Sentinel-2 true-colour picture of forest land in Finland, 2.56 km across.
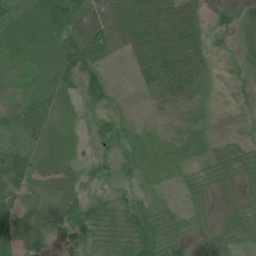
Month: July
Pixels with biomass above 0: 92%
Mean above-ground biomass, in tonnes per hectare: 41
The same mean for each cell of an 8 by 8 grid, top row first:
42 77 64 89 113 106 29 32
38 26 80 74 104 105 40 27
25 27 65 16 48 86 34 21
35 42 19 30 10 46 22 17
23 36 19 41 15 29 24 27
69 35 30 28 20 14 33 30
48 27 51 39 38 20 17 21
52 32 39 40 72 32 19 30
